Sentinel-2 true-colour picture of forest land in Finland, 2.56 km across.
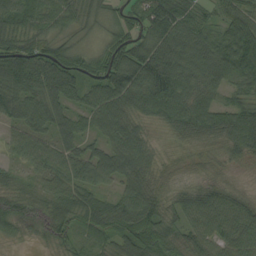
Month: August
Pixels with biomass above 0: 94%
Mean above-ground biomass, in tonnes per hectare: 69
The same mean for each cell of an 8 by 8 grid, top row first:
70 63 49 51 77 88 35 77
87 81 46 86 101 97 82 142
103 111 77 107 103 95 72 79
64 79 49 83 63 84 86 90
43 51 61 68 61 29 44 81
24 58 71 64 70 32 33 19
69 71 77 66 102 58 87 71
20 45 38 53 95 65 67 75
